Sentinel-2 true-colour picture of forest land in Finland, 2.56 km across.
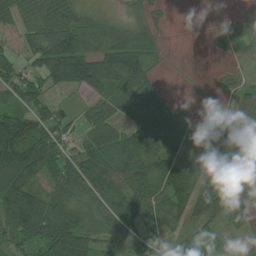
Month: July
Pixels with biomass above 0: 74%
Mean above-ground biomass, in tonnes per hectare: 57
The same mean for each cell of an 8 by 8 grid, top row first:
58 96 43 14 18 0 0 13
30 102 85 64 39 1 2 24
82 70 123 103 77 0 1 11
75 53 25 52 57 28 0 34
138 68 43 84 102 42 48 58
123 57 93 91 92 75 51 66
131 88 73 71 93 62 80 41
55 97 96 46 58 31 32 11
